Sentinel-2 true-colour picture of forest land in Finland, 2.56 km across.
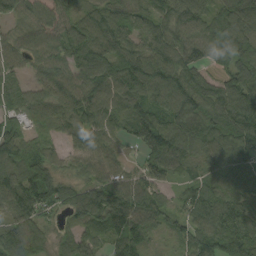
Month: September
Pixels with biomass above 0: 93%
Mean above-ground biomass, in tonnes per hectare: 81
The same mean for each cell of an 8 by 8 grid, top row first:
54 71 70 81 56 100 84 110
62 89 95 87 80 98 93 113
56 68 84 100 102 131 64 113
82 71 77 65 65 120 100 138
93 61 65 53 77 82 92 106
96 94 49 66 70 39 63 82
103 77 83 77 84 46 100 83
115 44 54 55 72 43 90 109
